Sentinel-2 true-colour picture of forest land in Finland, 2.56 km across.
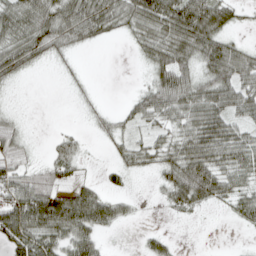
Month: April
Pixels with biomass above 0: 66%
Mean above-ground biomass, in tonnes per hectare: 42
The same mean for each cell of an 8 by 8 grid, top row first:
64 70 84 69 79 85 79 17
68 53 24 1 42 75 67 38
20 0 9 0 14 76 53 63
10 0 6 16 47 55 75 45
44 8 18 20 31 52 79 64
54 52 22 14 10 65 74 50
85 91 86 45 2 26 16 40
74 70 69 3 14 9 0 1
